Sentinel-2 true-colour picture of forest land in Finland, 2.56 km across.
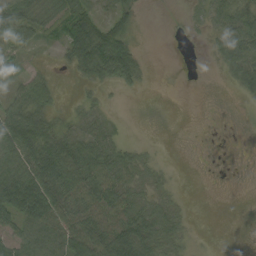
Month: September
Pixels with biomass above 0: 63%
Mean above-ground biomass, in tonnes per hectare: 27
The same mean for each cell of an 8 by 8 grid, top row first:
55 19 41 31 3 2 26 27
39 7 66 75 4 0 9 47
20 28 15 42 13 0 0 30
48 33 12 3 1 0 0 2
65 51 33 31 9 0 1 1
65 65 49 38 20 4 0 1
65 66 42 44 38 14 0 0
44 51 57 59 55 29 1 0
